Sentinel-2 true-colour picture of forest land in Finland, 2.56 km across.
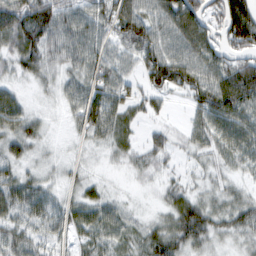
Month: February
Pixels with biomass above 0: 87%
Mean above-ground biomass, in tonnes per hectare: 46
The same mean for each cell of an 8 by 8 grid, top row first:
90 92 54 71 63 89 57 97
59 60 61 36 71 52 69 60
23 25 46 53 47 81 63 98
51 11 53 56 28 3 79 74
47 14 16 36 26 22 44 59
41 21 24 5 19 18 22 22
44 39 52 33 7 57 51 47
47 30 31 41 52 69 37 26
